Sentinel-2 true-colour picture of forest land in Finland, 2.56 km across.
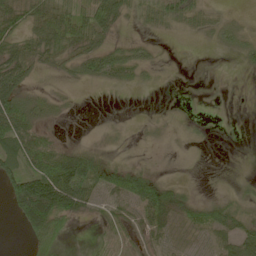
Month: May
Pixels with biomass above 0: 54%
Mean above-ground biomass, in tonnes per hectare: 28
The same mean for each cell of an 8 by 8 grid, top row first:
50 60 41 58 27 49 21 6
41 57 44 31 15 0 4 24
63 5 19 27 13 0 0 0
67 21 2 0 1 1 0 0
59 38 11 4 2 1 2 0
66 104 106 48 41 3 0 3
41 116 53 20 53 41 30 22
0 56 0 11 17 15 22 51
